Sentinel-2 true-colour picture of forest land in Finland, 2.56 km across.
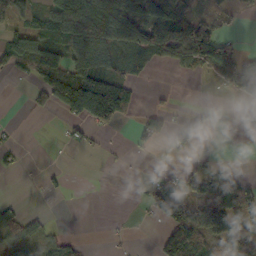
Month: October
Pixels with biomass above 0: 46%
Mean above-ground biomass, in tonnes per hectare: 55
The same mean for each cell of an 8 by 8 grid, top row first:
40 80 213 111 119 105 70 16
95 93 114 96 92 85 144 22
14 94 129 102 20 4 15 104
0 30 113 140 20 15 30 18
14 0 20 3 13 40 8 4
7 12 0 1 4 32 98 41
27 4 0 0 17 100 181 130
56 40 13 6 1 137 69 94
